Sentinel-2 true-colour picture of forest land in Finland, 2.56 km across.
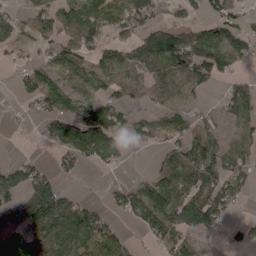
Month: April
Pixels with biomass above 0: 61%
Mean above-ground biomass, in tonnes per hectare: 70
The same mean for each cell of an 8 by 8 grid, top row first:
44 85 113 80 90 19 45 47
41 47 71 62 137 110 100 71
23 77 61 68 49 67 63 32
9 68 95 87 33 55 22 56
1 39 168 109 44 74 91 60
78 56 20 9 26 99 117 71
109 189 86 40 109 127 135 19
148 98 95 82 21 97 24 27
